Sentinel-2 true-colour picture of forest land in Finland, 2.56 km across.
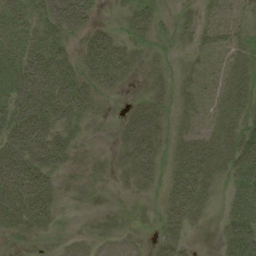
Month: August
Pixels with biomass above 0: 73%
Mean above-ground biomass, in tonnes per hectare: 35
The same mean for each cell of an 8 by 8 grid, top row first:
34 44 47 6 39 14 21 24
32 48 27 51 26 14 24 27
52 66 45 46 19 21 11 40
55 65 47 4 52 22 18 53
69 75 18 14 67 32 51 66
71 43 11 15 39 43 45 58
59 42 2 9 3 50 22 66
16 8 13 21 7 37 0 95
